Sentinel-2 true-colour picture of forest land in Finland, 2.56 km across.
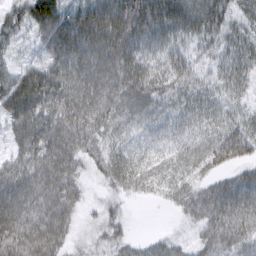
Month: March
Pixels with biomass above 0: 93%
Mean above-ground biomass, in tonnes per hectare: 53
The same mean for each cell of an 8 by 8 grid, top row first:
42 87 69 76 75 66 63 41
30 58 78 82 58 53 34 47
63 75 69 73 73 69 34 42
72 63 75 52 45 51 60 37
40 73 54 33 30 39 52 86
70 75 34 47 45 38 29 32
83 64 30 28 2 20 52 65
83 72 22 38 15 18 41 50
